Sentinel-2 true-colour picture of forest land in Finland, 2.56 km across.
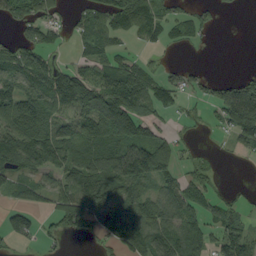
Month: September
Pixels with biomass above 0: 64%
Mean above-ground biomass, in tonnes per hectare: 62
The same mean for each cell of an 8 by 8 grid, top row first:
63 53 42 85 106 48 28 2
54 51 29 48 20 16 6 0
74 89 84 104 75 38 40 41
86 82 88 144 62 24 17 118
103 113 111 133 143 50 3 42
65 43 86 104 130 60 30 0
42 29 87 104 67 77 49 19
31 21 10 47 88 125 57 75
